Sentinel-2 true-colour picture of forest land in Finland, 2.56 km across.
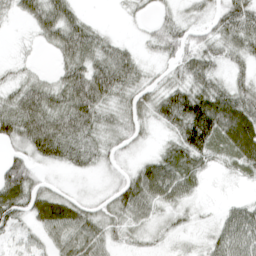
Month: April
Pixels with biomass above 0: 82%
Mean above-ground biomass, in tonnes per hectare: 45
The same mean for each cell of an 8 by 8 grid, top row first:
21 66 29 1 11 23 29 100
6 24 76 38 15 46 42 51
23 19 83 85 27 31 52 25
74 74 89 30 39 96 125 89
42 91 62 26 12 52 80 92
81 11 14 12 66 75 16 16
69 78 41 39 55 31 4 35
26 35 64 28 16 9 24 68
